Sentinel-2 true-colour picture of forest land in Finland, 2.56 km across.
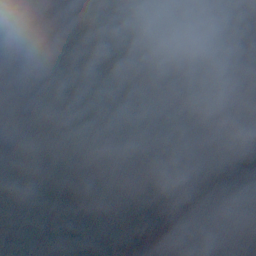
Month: November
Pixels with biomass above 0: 92%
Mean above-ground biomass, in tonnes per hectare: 86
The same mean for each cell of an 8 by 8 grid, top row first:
108 108 153 118 168 36 74 61
61 79 61 61 70 72 94 80
109 46 88 68 99 74 91 88
58 45 87 87 93 85 91 44
68 63 71 84 73 62 74 37
100 132 107 101 89 42 84 99
130 170 155 110 80 71 72 81
134 97 113 71 20 106 79 100
